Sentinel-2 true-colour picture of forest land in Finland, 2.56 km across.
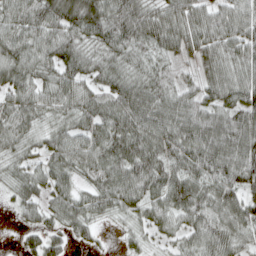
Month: April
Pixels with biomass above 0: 92%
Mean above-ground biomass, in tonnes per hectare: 62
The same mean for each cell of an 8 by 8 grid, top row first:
62 81 100 81 73 66 63 65
72 69 55 59 54 54 61 63
72 47 60 59 52 32 55 60
70 50 61 76 83 69 62 76
55 47 61 84 82 79 88 83
41 60 49 79 88 73 74 83
32 49 62 48 57 73 71 86
9 55 23 3 31 34 68 54
